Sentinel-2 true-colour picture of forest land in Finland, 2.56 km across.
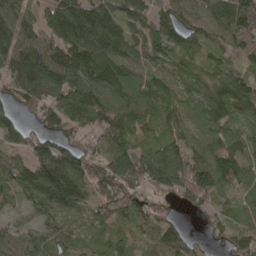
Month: May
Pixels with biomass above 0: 90%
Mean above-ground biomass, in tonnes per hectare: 102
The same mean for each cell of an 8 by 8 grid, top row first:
118 63 136 106 94 99 115 168
149 117 138 117 79 105 80 100
99 121 109 113 83 74 91 90
76 101 122 109 101 93 133 110
82 115 75 84 92 103 98 115
97 229 128 148 142 168 167 95
44 103 79 92 99 37 55 53
71 84 72 94 67 107 34 87
